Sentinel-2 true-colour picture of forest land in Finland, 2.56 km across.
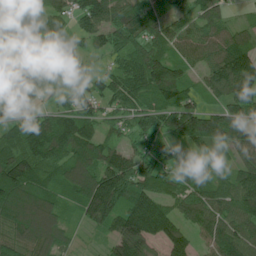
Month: June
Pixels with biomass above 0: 89%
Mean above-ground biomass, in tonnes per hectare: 103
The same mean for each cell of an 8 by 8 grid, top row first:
104 108 91 106 116 48 75 14
113 73 35 82 96 73 89 111
122 111 63 87 155 141 80 158
73 58 109 61 104 117 98 98
107 184 151 72 64 78 103 92
180 89 153 192 109 82 62 94
166 147 84 149 179 79 107 101
120 120 20 85 154 100 78 119
